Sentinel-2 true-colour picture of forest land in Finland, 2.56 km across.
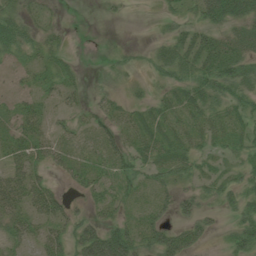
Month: July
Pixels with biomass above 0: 67%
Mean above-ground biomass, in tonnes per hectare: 28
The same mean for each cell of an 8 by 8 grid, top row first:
36 16 2 4 1 20 47 49
33 28 2 11 9 38 40 37
9 24 14 16 11 33 47 49
21 20 21 30 25 32 32 30
36 34 25 44 34 35 22 25
32 19 29 33 26 32 23 26
37 43 15 28 20 26 13 33
24 36 58 79 33 41 11 42
